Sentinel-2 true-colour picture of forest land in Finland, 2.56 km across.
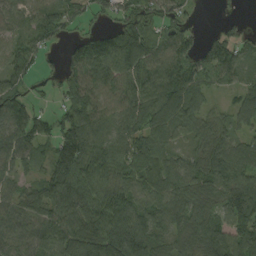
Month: September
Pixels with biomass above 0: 88%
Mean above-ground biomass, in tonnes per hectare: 91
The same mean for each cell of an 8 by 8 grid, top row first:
52 96 46 46 89 77 1 9
77 44 93 134 134 111 65 64
81 30 111 94 94 114 50 52
96 37 117 81 121 110 59 70
89 74 161 100 99 57 92 67
51 97 174 99 95 93 94 104
80 121 137 130 96 98 75 174
69 99 161 153 136 86 129 106
